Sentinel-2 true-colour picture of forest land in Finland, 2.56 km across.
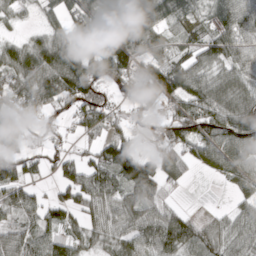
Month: March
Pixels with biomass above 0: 79%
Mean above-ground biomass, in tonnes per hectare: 70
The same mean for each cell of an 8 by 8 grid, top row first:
24 34 74 79 125 84 45 94
60 102 125 147 78 50 81 67
74 100 165 79 59 110 81 69
83 41 69 46 21 76 96 116
78 22 22 95 15 75 83 105
73 27 103 92 127 47 20 55
58 55 69 68 79 37 4 31
68 69 50 45 66 88 64 56
